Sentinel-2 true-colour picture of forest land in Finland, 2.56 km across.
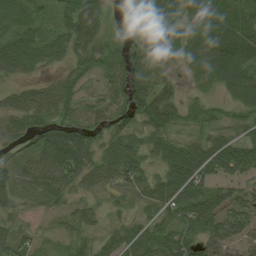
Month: August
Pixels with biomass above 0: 87%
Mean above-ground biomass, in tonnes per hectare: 53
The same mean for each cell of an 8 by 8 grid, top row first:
27 28 89 22 35 58 74 62
94 74 54 47 57 41 82 95
32 20 30 44 64 24 37 85
53 52 42 41 69 48 29 42
44 77 77 45 37 56 67 64
46 85 60 44 47 86 58 47
33 25 39 16 23 71 70 73
60 23 45 43 56 76 70 66
